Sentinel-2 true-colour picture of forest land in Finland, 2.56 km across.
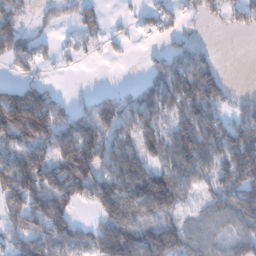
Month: January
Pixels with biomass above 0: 69%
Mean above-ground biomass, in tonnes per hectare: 86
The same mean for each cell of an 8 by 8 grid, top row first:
92 43 65 6 25 31 37 59
137 26 25 13 7 48 31 0
43 20 1 0 33 115 166 0
257 174 52 106 84 74 123 68
95 131 158 105 73 101 118 176
174 126 150 115 115 106 69 131
105 151 49 124 104 93 53 108
87 121 80 142 118 115 74 74
